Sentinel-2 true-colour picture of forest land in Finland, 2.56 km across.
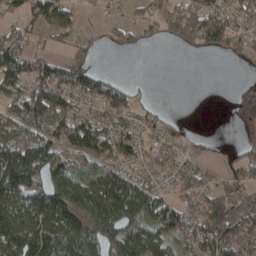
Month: April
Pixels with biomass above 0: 69%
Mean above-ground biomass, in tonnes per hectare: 82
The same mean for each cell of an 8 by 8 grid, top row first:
56 109 37 27 51 116 142 81
146 41 38 25 22 24 60 52
149 134 109 61 4 0 0 9
108 139 76 100 37 5 0 43
111 104 111 135 69 49 10 28
168 104 65 98 61 69 61 69
119 150 142 129 107 108 133 103
156 135 103 111 122 68 145 114
